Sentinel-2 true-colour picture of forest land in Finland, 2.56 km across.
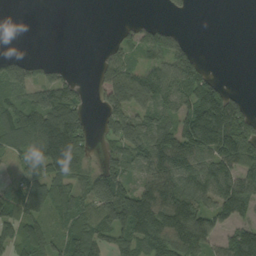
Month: September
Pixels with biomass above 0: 66%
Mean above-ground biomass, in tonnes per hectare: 86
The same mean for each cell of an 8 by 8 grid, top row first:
0 0 0 0 5 11 0 0
1 0 0 31 78 71 0 0
112 71 27 117 100 109 86 0
90 148 75 110 91 84 230 87
80 212 102 55 124 177 169 143
45 125 87 144 72 127 114 110
99 85 86 184 175 158 91 121
92 86 116 68 115 161 97 132
